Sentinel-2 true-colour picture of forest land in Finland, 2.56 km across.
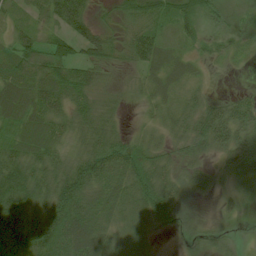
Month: July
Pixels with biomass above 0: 87%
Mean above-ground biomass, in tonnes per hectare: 49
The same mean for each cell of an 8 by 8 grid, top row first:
21 47 69 21 65 52 27 13
56 42 52 51 73 26 30 17
71 69 65 25 31 37 11 2
62 67 49 27 12 37 62 61
52 64 39 58 41 31 62 63
81 66 87 60 74 30 29 52
97 87 83 53 72 46 3 17
105 117 93 43 37 11 28 8
